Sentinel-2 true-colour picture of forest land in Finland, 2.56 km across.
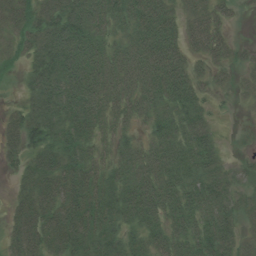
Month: July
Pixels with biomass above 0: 85%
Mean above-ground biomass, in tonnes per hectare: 58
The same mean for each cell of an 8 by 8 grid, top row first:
63 71 95 62 74 47 59 11
38 81 91 48 76 60 64 21
7 87 95 70 79 86 29 23
28 85 87 51 51 59 29 6
48 68 70 35 41 68 55 6
26 79 79 52 71 61 64 29
43 75 87 71 86 64 71 41
57 76 78 61 54 66 80 46
